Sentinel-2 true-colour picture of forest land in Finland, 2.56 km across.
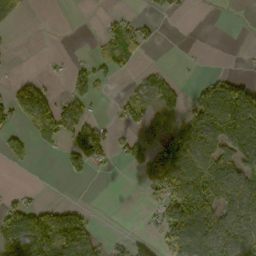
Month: October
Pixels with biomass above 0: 42%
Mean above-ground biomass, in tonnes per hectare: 44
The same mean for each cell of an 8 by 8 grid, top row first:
46 0 0 13 15 13 0 0
0 0 1 34 26 0 1 3
13 13 33 13 18 20 30 40
61 82 46 11 43 23 106 138
48 36 71 34 38 78 80 99
1 0 24 5 38 99 117 70
50 44 29 0 8 110 101 89
105 130 120 15 25 96 82 103
